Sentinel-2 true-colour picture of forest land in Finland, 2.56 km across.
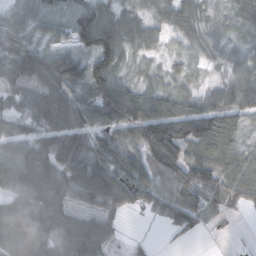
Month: October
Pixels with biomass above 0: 87%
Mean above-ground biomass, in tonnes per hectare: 68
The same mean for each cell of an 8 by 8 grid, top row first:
60 55 75 76 53 60 29 40
76 59 66 90 42 26 40 25
57 110 96 97 30 31 22 59
49 89 96 129 104 91 97 71
70 106 111 77 101 109 93 53
77 120 123 93 82 96 78 74
54 100 62 26 27 99 45 24
96 75 115 39 9 15 4 3
